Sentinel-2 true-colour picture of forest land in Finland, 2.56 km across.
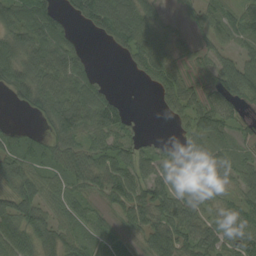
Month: August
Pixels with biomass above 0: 80%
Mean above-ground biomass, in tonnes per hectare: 54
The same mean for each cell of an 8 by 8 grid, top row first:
77 95 53 103 71 13 47 52
76 94 38 22 68 42 31 32
86 90 84 11 18 54 30 76
9 64 101 97 3 39 74 28
41 38 53 67 35 23 49 22
71 43 55 81 66 50 44 48
84 54 41 33 75 78 39 43
80 58 43 28 43 75 60 52
